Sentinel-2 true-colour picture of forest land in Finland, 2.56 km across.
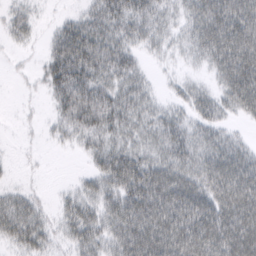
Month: March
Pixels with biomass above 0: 78%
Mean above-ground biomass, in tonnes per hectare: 43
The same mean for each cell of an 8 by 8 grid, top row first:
26 4 26 53 54 27 72 82
10 27 78 56 26 18 58 77
4 35 67 44 25 13 16 75
4 10 69 62 39 27 39 31
3 7 23 41 37 58 44 30
3 2 11 56 68 64 62 74
45 14 43 44 76 80 73 72
40 29 46 43 79 76 76 75
